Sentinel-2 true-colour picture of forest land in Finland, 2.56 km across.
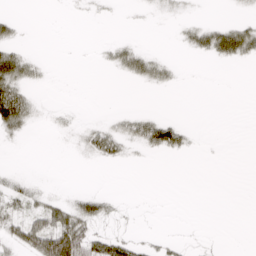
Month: April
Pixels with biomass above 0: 23%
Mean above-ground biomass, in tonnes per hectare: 10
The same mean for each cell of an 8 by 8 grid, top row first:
7 0 1 1 1 3 1 4
16 0 0 10 7 2 30 42
45 2 0 1 15 5 0 0
62 2 1 3 8 0 0 0
2 0 6 25 24 26 0 0
6 0 0 0 0 0 0 0
16 28 28 8 0 0 0 0
21 62 59 29 6 3 1 0
